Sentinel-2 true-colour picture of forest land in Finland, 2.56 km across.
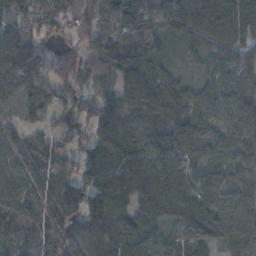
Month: November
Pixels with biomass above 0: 92%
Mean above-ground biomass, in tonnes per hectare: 92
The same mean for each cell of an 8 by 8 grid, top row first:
79 104 52 92 99 103 105 98
203 49 37 107 109 40 65 68
112 102 69 87 124 67 48 79
37 64 65 158 159 65 68 83
52 48 56 220 140 137 87 76
60 73 110 171 106 107 70 51
93 78 132 138 64 110 83 113
83 97 100 116 69 62 93 102
